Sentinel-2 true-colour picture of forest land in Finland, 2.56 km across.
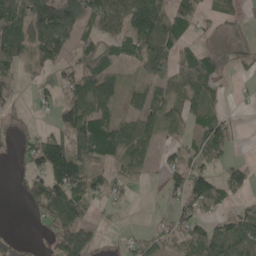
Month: May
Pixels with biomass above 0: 60%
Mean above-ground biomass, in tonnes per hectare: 52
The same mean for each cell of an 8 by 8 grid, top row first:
93 109 81 80 151 80 21 20
94 86 47 50 68 50 28 26
36 16 72 69 26 65 77 9
21 14 88 54 56 52 57 4
16 83 104 89 54 29 89 6
14 97 103 39 23 30 72 39
1 68 63 11 1 35 47 26
19 26 104 3 35 48 84 98
